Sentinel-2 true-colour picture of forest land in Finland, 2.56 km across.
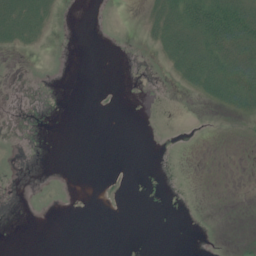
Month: July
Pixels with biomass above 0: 17%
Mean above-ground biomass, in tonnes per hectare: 7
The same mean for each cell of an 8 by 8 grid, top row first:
38 14 0 0 8 36 46 41
12 2 0 0 2 33 43 48
0 0 0 0 0 8 37 51
0 0 0 0 0 0 2 19
0 0 0 0 0 0 0 1
0 0 0 1 0 0 0 0
0 0 0 0 0 0 0 0
0 0 0 0 0 0 0 1
